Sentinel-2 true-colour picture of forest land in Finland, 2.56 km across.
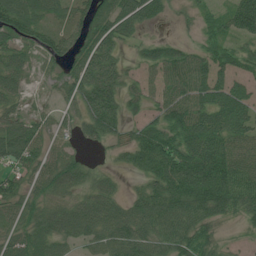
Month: July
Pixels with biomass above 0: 81%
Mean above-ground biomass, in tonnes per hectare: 63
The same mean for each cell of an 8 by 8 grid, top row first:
78 49 50 87 86 14 33 104
54 47 60 65 36 44 38 44
53 21 84 83 31 77 67 38
39 28 57 81 38 97 84 77
98 41 29 35 83 95 104 75
54 66 56 27 43 114 131 95
55 51 64 63 75 83 86 67
61 76 50 77 75 76 48 10
